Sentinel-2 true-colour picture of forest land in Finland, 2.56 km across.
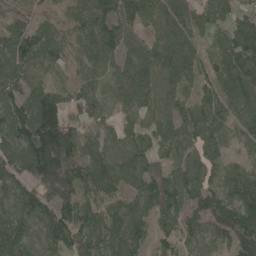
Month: May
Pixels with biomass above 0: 89%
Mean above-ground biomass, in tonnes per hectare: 90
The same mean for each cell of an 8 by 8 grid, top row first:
34 22 75 127 93 75 76 87
103 71 68 116 70 99 35 126
95 40 60 75 103 81 56 114
99 159 65 41 66 79 64 93
99 190 95 80 73 93 69 42
93 170 132 118 96 84 70 73
102 108 126 84 83 71 108 166
137 105 95 105 66 59 69 161
